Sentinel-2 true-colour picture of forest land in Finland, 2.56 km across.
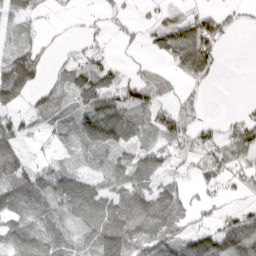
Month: April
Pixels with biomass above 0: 68%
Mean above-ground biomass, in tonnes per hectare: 60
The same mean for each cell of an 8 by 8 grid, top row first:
56 9 10 23 12 38 66 15
58 18 29 13 23 119 99 0
155 32 77 61 61 54 44 0
47 57 78 101 71 70 10 19
66 22 71 87 44 56 53 97
89 92 92 72 60 26 59 49
92 67 131 84 79 58 31 30
75 68 61 127 84 75 115 115
